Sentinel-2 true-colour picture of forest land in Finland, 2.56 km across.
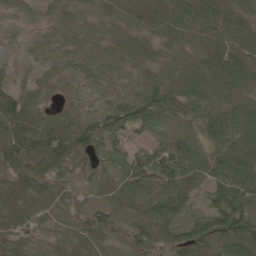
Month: May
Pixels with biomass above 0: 98%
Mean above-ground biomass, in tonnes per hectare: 84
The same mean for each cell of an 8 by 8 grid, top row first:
41 39 53 67 105 115 115 100
17 45 63 62 63 70 106 117
35 45 53 62 67 103 123 119
116 55 60 92 113 100 90 94
127 120 112 80 62 99 61 109
107 97 53 63 99 112 78 125
106 77 54 82 98 91 71 115
87 64 97 52 75 83 122 112
